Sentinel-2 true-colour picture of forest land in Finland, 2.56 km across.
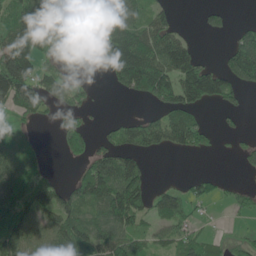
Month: June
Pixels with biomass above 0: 60%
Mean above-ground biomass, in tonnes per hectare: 65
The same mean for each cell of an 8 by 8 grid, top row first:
87 102 153 96 60 27 29 0
129 58 80 134 135 106 0 112
175 60 20 40 136 109 116 81
51 32 38 1 11 85 18 26
59 4 77 46 72 55 27 11
80 33 51 123 58 3 21 5
79 83 88 151 71 73 14 23
142 70 98 94 49 57 43 20
